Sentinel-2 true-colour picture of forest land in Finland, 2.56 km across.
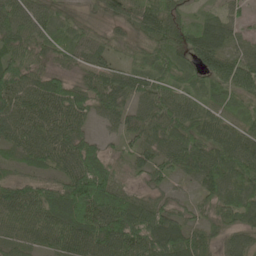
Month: May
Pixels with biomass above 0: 95%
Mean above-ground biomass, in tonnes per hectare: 67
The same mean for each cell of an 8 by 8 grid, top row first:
76 55 23 51 72 59 31 27
71 50 53 39 52 74 82 43
91 64 39 75 68 54 61 82
83 90 64 60 58 82 64 53
57 78 67 19 60 83 92 95
33 38 112 74 39 41 94 82
97 85 116 103 66 42 43 71
52 68 97 110 93 97 49 64
